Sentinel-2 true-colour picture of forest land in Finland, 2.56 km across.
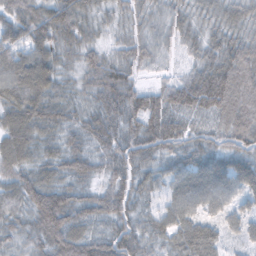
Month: February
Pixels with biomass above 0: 98%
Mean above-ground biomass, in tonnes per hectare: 61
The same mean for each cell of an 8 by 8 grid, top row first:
57 75 56 41 48 41 48 57
70 70 63 35 55 29 55 71
86 80 46 79 23 32 110 97
78 73 43 65 95 49 48 102
73 43 39 62 86 60 50 69
57 54 53 56 55 61 85 72
49 116 64 73 36 68 51 41
37 75 77 72 54 61 75 33
